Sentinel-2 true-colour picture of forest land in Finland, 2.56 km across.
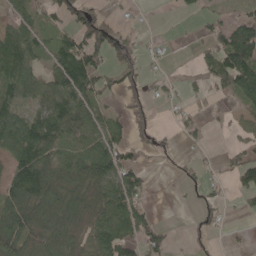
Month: May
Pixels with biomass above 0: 58%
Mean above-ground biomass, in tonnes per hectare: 60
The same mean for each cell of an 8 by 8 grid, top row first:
51 44 64 21 4 7 20 34
95 57 117 78 17 2 44 147
93 69 140 42 39 15 42 123
72 110 105 36 34 15 9 31
111 118 71 80 32 12 13 27
100 128 101 107 41 8 19 64
126 102 92 121 42 1 30 12
126 96 68 134 76 9 14 4
